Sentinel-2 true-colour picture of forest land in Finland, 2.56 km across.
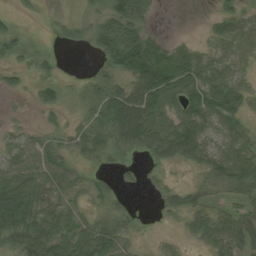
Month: August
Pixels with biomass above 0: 73%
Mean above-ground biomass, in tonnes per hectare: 40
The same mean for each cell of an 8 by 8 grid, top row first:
14 5 15 67 61 0 10 31
37 15 13 85 78 33 22 29
16 26 13 44 92 74 67 28
6 19 23 77 85 45 63 42
28 35 42 53 61 73 43 43
60 50 25 19 14 5 37 69
105 51 25 34 2 35 36 33
54 72 66 61 7 11 35 60
